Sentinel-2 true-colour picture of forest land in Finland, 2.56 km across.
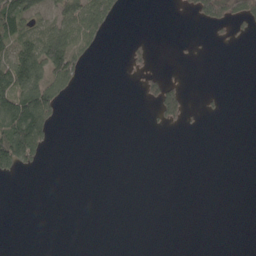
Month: May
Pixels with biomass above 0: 20%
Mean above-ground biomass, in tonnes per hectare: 33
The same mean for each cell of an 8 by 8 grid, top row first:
127 51 111 76 0 2 121 118
117 171 97 0 25 4 4 6
159 118 38 0 37 21 0 0
191 123 0 0 3 74 11 0
207 49 0 0 0 0 0 0
25 1 0 0 0 0 0 0
0 0 0 0 0 0 0 0
0 0 0 0 0 0 0 0
